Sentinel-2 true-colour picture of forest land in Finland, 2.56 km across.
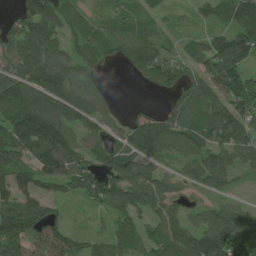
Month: June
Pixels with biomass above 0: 82%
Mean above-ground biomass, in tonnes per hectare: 92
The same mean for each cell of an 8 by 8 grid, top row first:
69 115 56 46 55 25 46 121
112 106 76 77 103 33 90 153
119 168 105 6 55 87 104 128
152 129 104 58 51 112 93 121
171 162 80 63 149 101 97 114
83 88 114 104 93 57 105 40
109 50 18 70 77 62 55 54
187 113 53 67 83 125 148 130
